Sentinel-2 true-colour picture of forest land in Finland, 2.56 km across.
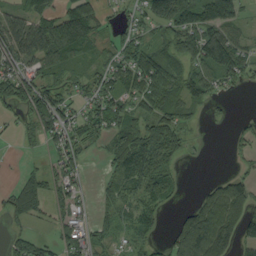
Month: September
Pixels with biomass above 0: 69%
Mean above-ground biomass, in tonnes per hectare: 51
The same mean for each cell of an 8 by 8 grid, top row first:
55 64 90 20 47 123 113 51
84 105 92 44 54 75 64 44
78 56 35 61 76 55 60 39
24 85 33 63 39 56 15 3
7 37 38 35 62 48 5 22
10 39 28 31 86 38 5 37
42 31 31 30 44 14 100 77
25 23 53 32 33 65 157 69
